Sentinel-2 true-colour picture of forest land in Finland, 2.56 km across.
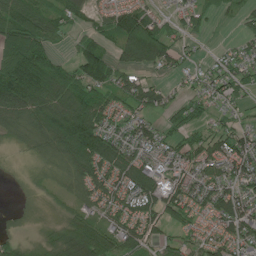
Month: June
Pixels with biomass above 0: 77%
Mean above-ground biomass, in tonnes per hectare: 64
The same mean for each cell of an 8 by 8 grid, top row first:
116 74 45 65 87 28 47 35
103 54 51 50 151 49 8 38
133 126 83 66 42 17 46 60
107 119 132 64 54 48 34 26
21 70 136 86 74 49 68 73
4 20 70 78 101 66 69 76
7 12 37 59 78 63 54 92
25 43 130 75 63 34 49 75
